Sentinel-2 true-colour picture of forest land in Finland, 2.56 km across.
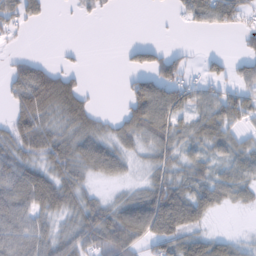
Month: February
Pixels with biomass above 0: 64%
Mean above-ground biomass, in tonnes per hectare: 44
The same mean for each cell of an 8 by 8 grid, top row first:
54 11 12 5 0 7 54 46
6 0 4 0 28 11 2 14
55 91 21 0 51 62 31 33
51 58 61 10 96 65 38 54
58 62 61 52 38 53 55 37
72 63 51 39 20 50 51 51
63 59 61 55 93 105 55 21
57 52 66 90 60 70 47 23
